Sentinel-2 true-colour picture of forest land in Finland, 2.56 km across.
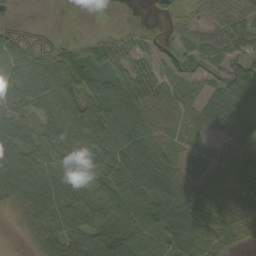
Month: September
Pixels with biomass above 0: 83%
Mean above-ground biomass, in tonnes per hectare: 53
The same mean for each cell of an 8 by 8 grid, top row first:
0 0 0 0 2 20 25 51
42 19 43 75 39 36 39 43
48 64 86 65 77 40 46 100
40 59 79 68 59 39 66 77
74 56 59 64 72 25 18 48
82 55 57 71 67 44 33 84
25 74 90 71 77 94 92 60
1 53 62 86 60 93 84 33
